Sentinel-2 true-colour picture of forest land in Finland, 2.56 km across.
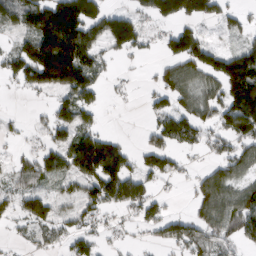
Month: March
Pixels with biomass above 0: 58%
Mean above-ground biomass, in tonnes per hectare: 76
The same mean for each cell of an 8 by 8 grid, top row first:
95 176 198 84 52 112 76 39
58 228 181 70 39 96 74 51
56 156 134 15 5 82 78 154
5 32 105 3 19 86 67 167
13 40 130 103 35 78 46 77
56 72 110 158 75 37 72 61
63 83 58 61 75 4 96 102
13 44 61 16 12 75 68 55
